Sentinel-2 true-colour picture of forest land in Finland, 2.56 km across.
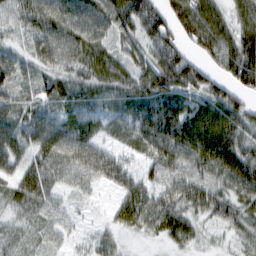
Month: February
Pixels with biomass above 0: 92%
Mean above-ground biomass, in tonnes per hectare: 65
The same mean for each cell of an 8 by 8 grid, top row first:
45 69 71 84 109 85 90 54
38 78 70 48 57 72 77 90
61 58 61 70 80 101 73 81
65 46 73 62 100 121 111 79
77 73 77 33 64 106 124 75
57 69 59 65 46 59 68 90
44 46 15 32 85 70 68 56
39 30 16 30 20 44 20 36
